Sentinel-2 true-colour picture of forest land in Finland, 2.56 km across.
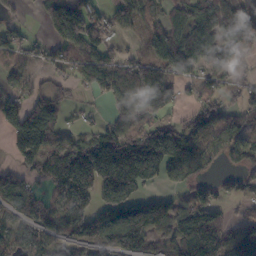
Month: October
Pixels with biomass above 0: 74%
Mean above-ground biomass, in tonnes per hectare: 105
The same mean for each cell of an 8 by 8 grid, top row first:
40 88 156 89 81 65 120 113
68 51 97 59 50 144 122 69
65 47 80 115 165 111 69 48
118 112 19 56 97 49 111 73
110 163 118 229 181 182 118 112
67 118 248 238 168 97 56 66
68 81 137 176 143 80 101 14
91 73 99 108 121 122 169 127
